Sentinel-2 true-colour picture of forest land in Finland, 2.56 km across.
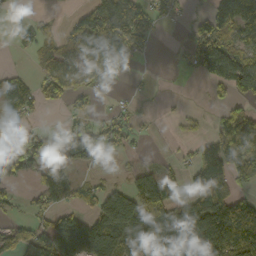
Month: October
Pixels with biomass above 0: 56%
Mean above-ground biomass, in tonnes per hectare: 70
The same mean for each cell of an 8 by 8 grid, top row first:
4 11 53 141 88 29 77 168
29 38 77 132 31 13 158 99
37 67 57 18 4 2 68 128
55 8 31 30 8 9 13 68
31 61 108 38 7 10 50 121
61 72 21 9 67 34 111 74
21 71 47 155 149 99 127 102
70 95 168 123 91 205 181 139
